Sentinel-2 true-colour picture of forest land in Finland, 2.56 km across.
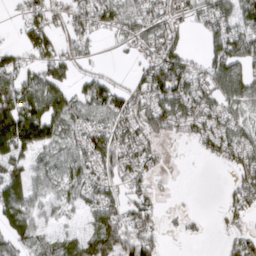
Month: March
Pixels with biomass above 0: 66%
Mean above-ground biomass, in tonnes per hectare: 59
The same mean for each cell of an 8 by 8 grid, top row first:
14 58 65 73 69 33 59 63
30 69 61 8 39 48 59 93
69 73 36 37 65 119 51 104
136 97 51 77 94 85 54 49
143 75 53 69 68 18 51 64
94 65 64 52 49 3 0 44
104 37 34 63 70 6 0 47
71 40 66 109 83 6 7 58
